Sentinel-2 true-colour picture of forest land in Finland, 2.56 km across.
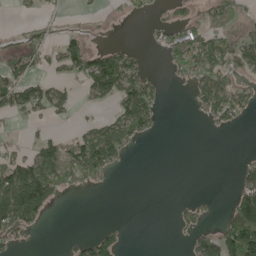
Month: May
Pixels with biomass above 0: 38%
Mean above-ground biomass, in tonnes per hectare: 40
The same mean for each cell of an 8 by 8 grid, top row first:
3 13 8 7 10 30 42 31
45 46 54 28 9 81 67 72
58 31 47 117 63 13 77 45
45 46 12 27 91 0 47 46
14 53 69 126 11 0 0 0
123 105 76 20 0 0 0 30
142 52 0 0 0 16 14 77
32 0 21 48 0 3 55 139
